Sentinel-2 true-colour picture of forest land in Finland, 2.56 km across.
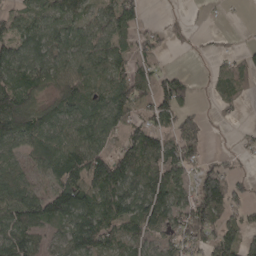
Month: April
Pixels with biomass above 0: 73%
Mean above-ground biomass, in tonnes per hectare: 68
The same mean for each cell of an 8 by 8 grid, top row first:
48 76 65 72 31 6 5 0
71 81 78 76 39 9 8 15
84 75 88 79 71 55 19 68
130 71 83 89 46 86 10 14
75 97 93 42 118 84 24 13
53 53 89 147 90 86 80 27
107 97 117 102 107 96 126 48
100 39 93 72 73 72 68 86
